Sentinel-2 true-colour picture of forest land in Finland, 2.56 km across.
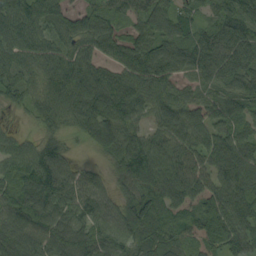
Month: September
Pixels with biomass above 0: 93%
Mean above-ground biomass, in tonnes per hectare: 94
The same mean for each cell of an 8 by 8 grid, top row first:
136 112 82 89 89 93 55 108
108 89 79 91 123 114 123 123
75 96 127 97 107 64 78 107
24 81 108 115 69 97 84 65
54 66 26 103 100 87 91 99
123 111 40 53 146 113 83 121
122 129 91 67 108 97 72 122
117 109 120 96 104 82 62 79
